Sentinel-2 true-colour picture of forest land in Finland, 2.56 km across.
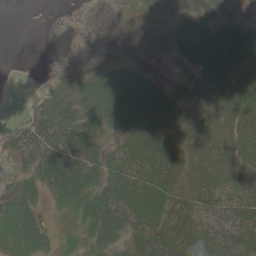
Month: June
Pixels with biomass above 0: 74%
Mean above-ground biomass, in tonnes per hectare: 38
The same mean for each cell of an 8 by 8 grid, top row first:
0 0 0 0 7 15 21 16
0 0 0 2 4 24 81 63
2 4 17 42 35 14 42 57
6 41 37 45 53 39 41 56
35 72 60 25 57 41 41 48
19 59 64 58 82 48 51 45
55 17 38 74 64 56 60 67
69 34 22 36 55 63 70 67
